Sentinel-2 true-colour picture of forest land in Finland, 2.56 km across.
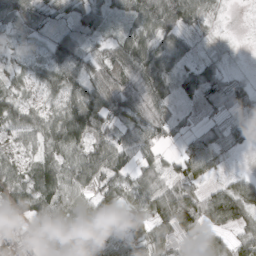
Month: March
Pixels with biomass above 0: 88%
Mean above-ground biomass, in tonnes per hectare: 50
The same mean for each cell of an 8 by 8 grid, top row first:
47 30 37 26 60 72 37 1
17 30 61 41 56 36 14 3
25 44 65 85 74 40 62 23
53 44 107 69 77 19 22 31
28 56 62 72 69 22 54 19
59 79 64 56 52 45 28 21
64 70 68 47 46 107 75 72
45 44 84 30 54 58 60 51
